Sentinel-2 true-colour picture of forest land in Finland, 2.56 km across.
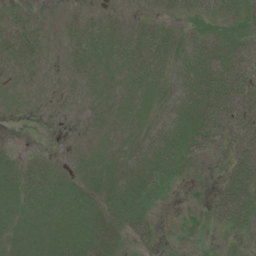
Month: July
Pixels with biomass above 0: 70%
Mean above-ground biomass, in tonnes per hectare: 17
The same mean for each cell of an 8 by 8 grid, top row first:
8 2 7 8 7 10 18 28
16 5 14 15 25 19 25 37
5 3 8 12 16 18 37 48
3 3 2 8 15 19 46 49
1 0 2 6 21 26 30 47
17 20 12 12 19 18 7 38
14 13 13 21 23 2 22 54
12 10 22 25 13 2 2 14
